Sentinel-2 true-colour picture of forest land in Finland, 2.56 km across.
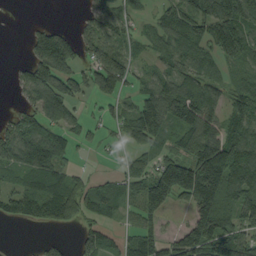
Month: September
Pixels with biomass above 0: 70%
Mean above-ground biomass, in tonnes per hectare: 77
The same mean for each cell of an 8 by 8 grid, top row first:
0 1 20 85 22 73 137 147
0 176 80 83 32 57 66 119
28 134 74 134 49 100 71 61
30 104 26 34 121 130 86 77
119 142 25 10 76 58 99 127
60 100 30 31 79 194 190 143
60 69 66 61 99 35 115 106
0 23 39 42 111 76 124 68
